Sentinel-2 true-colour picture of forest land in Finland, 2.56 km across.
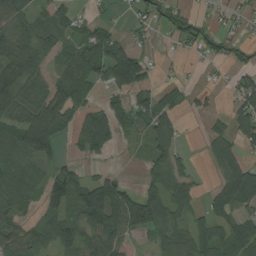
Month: August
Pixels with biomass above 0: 66%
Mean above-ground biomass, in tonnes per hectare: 62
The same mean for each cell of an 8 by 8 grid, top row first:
90 53 33 12 40 52 20 29
84 58 70 106 24 18 33 27
92 61 90 86 96 14 7 44
66 132 111 79 68 51 24 68
81 103 73 47 39 58 27 55
68 49 49 51 33 71 8 107
61 59 91 124 120 57 50 90
59 64 84 73 13 68 85 99
